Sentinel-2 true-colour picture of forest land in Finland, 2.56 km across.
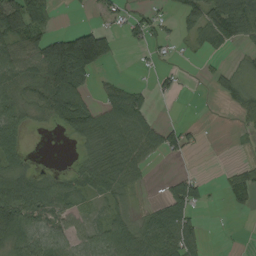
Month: August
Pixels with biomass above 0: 56%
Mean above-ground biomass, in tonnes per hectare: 46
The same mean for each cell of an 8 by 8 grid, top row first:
102 52 1 24 24 27 75 101
74 128 212 54 21 9 34 17
48 110 80 18 3 22 11 22
46 64 85 83 63 0 0 39
38 0 27 77 78 40 2 4
52 26 44 68 19 19 6 38
102 66 28 35 13 76 10 14
67 59 42 70 70 89 11 1
